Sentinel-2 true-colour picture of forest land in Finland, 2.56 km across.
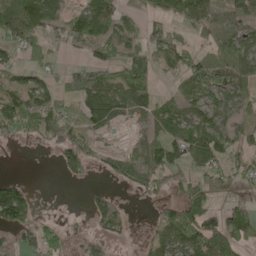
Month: May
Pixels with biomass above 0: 60%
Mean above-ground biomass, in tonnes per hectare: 50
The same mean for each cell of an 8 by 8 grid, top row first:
88 66 67 77 46 52 63 46
40 32 27 65 61 69 23 58
36 33 73 61 76 34 72 60
78 62 70 77 46 54 60 41
10 18 47 8 45 90 91 47
10 0 21 35 58 61 65 45
129 1 1 64 6 59 73 40
21 47 22 31 15 66 99 58
